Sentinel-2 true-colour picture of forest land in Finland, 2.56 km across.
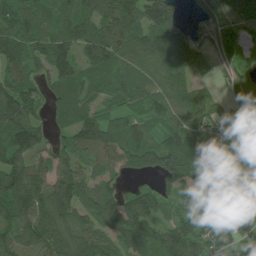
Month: July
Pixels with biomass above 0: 85%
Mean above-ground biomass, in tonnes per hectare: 91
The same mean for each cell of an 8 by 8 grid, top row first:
106 65 105 117 165 130 74 61
110 117 89 123 116 126 52 48
82 73 75 65 69 71 25 86
144 47 67 59 76 87 82 79
139 59 92 108 103 118 107 68
118 89 87 58 49 159 66 25
121 124 95 119 129 58 62 8
92 123 121 85 138 121 98 76
